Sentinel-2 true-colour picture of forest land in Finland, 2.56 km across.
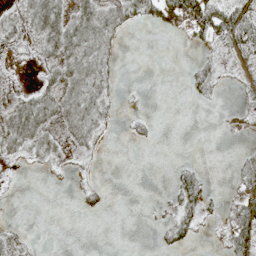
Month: May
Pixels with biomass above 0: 38%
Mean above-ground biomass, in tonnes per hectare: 15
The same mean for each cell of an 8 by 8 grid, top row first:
24 51 33 34 29 40 61 45
7 23 36 19 0 1 12 33
1 15 33 14 0 0 28 5
31 31 32 11 8 0 1 2
27 23 16 2 7 0 0 2
2 3 6 0 0 20 9 19
0 0 9 3 1 29 15 35
12 0 0 0 0 27 1 37
